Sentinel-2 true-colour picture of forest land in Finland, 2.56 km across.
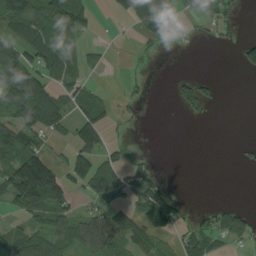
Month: August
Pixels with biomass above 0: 46%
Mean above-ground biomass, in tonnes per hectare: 46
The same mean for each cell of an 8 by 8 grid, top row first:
94 83 86 15 84 52 64 16
80 95 48 6 13 16 4 37
132 64 46 2 8 20 18 0
85 98 47 25 7 9 17 0
82 42 78 30 0 0 0 7
129 137 76 54 54 0 0 0
45 85 33 48 104 66 17 25
60 62 67 88 61 28 52 29
